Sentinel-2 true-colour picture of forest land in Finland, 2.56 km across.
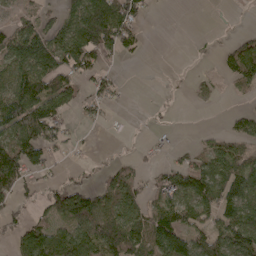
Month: May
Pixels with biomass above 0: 55%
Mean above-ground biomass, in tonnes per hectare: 65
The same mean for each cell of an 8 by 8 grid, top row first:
37 37 115 161 35 0 0 1
138 142 155 87 21 0 3 73
101 124 61 33 0 2 15 70
143 116 32 12 2 5 7 22
120 97 15 2 7 14 30 52
101 30 19 53 30 73 106 105
35 58 143 91 68 74 85 128
60 118 120 129 109 139 80 124
